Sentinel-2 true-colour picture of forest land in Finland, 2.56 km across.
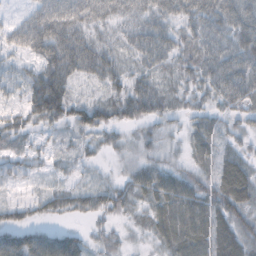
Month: October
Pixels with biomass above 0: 89%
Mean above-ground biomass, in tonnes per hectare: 48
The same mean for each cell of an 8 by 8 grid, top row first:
15 63 56 47 53 57 75 91
40 74 78 41 63 54 60 77
24 85 37 49 44 33 54 74
30 90 50 47 58 31 39 41
30 19 26 26 38 21 50 29
29 18 21 20 51 42 41 78
32 33 40 45 37 69 57 61
70 64 36 22 15 64 66 62
